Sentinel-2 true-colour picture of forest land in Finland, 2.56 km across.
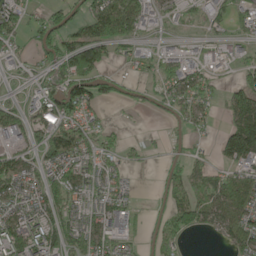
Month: May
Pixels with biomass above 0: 67%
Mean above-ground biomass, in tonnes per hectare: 68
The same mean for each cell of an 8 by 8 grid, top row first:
91 64 78 136 65 37 47 46
46 97 164 89 24 31 34 32
25 72 140 55 30 94 48 60
78 106 88 6 27 45 34 126
47 92 89 40 27 20 14 184
96 65 95 58 2 53 66 88
72 89 63 85 9 92 86 83
138 124 111 73 27 58 2 76
